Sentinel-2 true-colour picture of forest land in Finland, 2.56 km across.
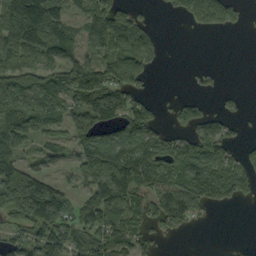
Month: September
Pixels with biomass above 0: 66%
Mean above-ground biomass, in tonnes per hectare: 69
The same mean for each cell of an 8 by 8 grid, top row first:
102 114 79 139 24 29 121 28
88 106 68 98 81 0 0 0
97 81 125 106 48 0 12 0
112 86 107 105 72 39 35 16
69 50 60 101 110 72 104 28
75 43 55 102 95 83 115 91
144 115 66 96 70 108 51 10
55 116 67 101 41 9 0 1
